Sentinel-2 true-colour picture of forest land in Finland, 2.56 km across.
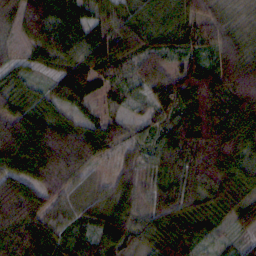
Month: October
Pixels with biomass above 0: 95%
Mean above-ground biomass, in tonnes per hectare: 78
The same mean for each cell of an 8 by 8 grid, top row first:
72 106 72 59 57 69 56 19
23 72 76 92 71 66 64 64
38 25 95 47 55 102 141 121
67 58 31 36 35 116 165 137
130 145 98 72 51 116 163 122
92 100 54 34 57 95 138 80
82 69 49 83 62 113 78 67
94 88 50 88 53 117 41 27
